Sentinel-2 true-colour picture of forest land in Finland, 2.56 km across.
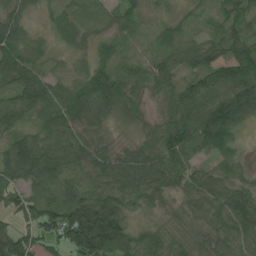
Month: July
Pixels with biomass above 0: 93%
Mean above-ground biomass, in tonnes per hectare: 63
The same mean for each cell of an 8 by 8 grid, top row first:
46 19 76 54 30 21 19 49
76 29 30 33 18 49 56 60
85 55 44 79 54 51 77 100
62 68 101 54 33 68 114 105
68 73 74 30 47 96 89 33
60 77 63 81 84 68 52 39
49 71 119 97 37 19 53 93
101 61 134 132 58 31 42 69
